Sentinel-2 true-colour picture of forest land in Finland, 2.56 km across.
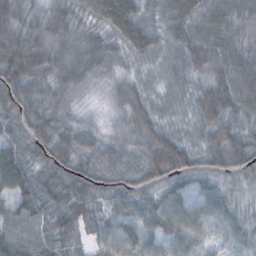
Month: October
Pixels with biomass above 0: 99%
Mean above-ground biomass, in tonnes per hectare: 46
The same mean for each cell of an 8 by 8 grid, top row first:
57 51 42 49 37 70 43 45
60 56 55 36 38 42 57 46
70 51 54 35 23 32 29 42
63 61 28 28 33 25 31 39
55 59 45 35 40 21 37 46
77 43 46 34 46 52 41 41
65 48 58 35 45 61 50 32
67 54 31 51 39 54 38 44
